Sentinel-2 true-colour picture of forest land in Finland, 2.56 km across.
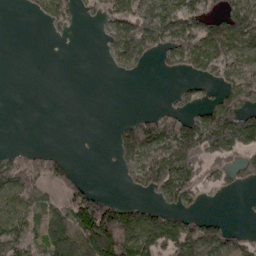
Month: April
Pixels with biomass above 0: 49%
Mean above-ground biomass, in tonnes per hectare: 69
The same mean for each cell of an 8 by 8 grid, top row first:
0 52 18 73 107 120 106 110
0 0 0 61 109 110 142 101
0 0 0 3 4 9 46 95
0 0 0 0 23 43 61 130
8 4 0 31 174 176 141 146
128 75 25 3 117 163 70 56
99 62 140 116 78 57 8 1
80 107 146 216 153 171 108 35
